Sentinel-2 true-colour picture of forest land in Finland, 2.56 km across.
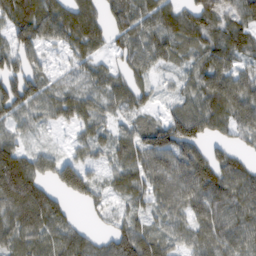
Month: February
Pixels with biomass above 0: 85%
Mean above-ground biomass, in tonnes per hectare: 68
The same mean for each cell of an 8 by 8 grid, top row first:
105 96 97 60 76 85 67 62
86 41 65 40 80 69 83 77
87 55 45 58 40 27 78 76
69 48 72 41 41 58 87 74
55 17 35 53 84 119 58 31
163 52 91 41 70 96 107 83
101 109 15 27 35 61 84 77
62 60 68 67 92 47 67 70
